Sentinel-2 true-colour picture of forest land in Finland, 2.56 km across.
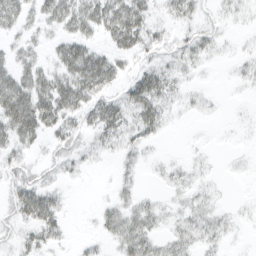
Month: March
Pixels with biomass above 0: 63%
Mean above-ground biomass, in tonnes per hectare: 22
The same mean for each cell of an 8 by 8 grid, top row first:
39 31 44 53 36 25 9 8
17 16 41 27 30 19 19 3
45 37 62 37 42 20 2 8
72 52 36 40 47 10 6 1
33 17 19 21 19 0 2 1
21 13 9 7 6 12 5 3
31 44 1 18 23 9 16 3
13 23 5 18 40 22 20 3
